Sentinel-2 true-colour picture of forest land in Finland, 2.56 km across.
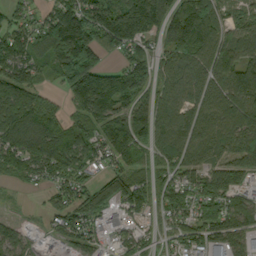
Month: September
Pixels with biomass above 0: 87%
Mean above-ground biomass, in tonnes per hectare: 120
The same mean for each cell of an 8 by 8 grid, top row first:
78 99 210 171 248 206 244 82
147 169 234 98 102 185 185 135
167 41 227 138 125 121 134 185
152 101 96 135 105 113 121 142
138 144 137 149 89 125 136 133
68 80 97 107 85 99 92 77
11 56 126 92 115 112 111 85
61 30 90 47 67 68 111 79
